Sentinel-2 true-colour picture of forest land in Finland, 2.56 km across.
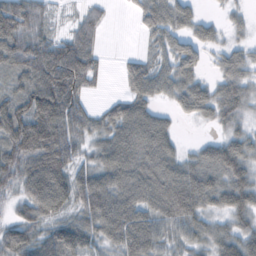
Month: October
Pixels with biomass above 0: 80%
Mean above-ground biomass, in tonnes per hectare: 62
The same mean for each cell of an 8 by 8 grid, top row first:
104 30 29 8 37 71 17 17
93 72 51 0 19 60 37 34
47 113 35 1 73 79 33 62
93 122 54 37 75 30 47 46
103 126 38 82 95 36 39 66
79 147 39 63 99 94 87 77
36 94 51 39 77 111 55 72
74 65 80 52 91 40 51 67
